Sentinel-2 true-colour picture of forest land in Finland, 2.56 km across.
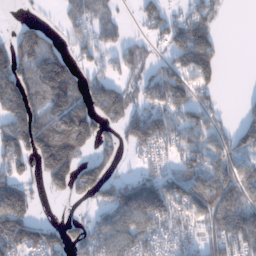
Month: January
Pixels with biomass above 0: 67%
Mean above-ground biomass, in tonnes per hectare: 88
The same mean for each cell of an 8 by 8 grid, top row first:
6 11 75 32 63 43 69 0
86 97 67 54 42 103 137 0
130 167 73 64 57 102 71 0
128 124 154 106 89 92 74 30
127 186 134 52 106 72 79 86
79 110 127 57 67 100 123 105
171 2 8 108 163 111 146 140
150 115 75 109 88 70 75 145
